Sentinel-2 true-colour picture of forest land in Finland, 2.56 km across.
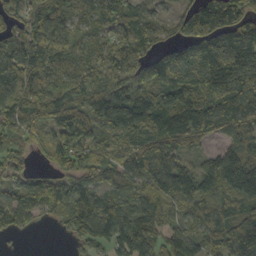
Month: October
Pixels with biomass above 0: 89%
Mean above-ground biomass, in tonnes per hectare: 108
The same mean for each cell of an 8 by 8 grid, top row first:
72 138 69 80 63 58 221 163
111 194 88 77 58 89 191 245
139 84 102 95 110 144 172 236
106 104 137 115 95 138 146 156
57 68 144 53 117 122 40 75
65 51 95 73 121 134 91 118
136 67 109 120 119 84 75 110
11 0 65 112 117 109 79 160
